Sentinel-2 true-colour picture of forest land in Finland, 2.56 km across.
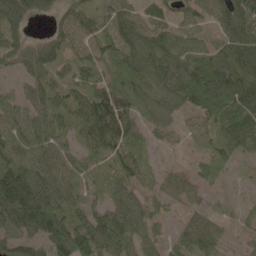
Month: May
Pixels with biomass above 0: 87%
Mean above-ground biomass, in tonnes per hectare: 67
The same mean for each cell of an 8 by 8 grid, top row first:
86 31 57 56 58 44 65 118
59 58 49 59 109 84 53 97
27 54 57 41 73 101 115 91
69 81 65 111 38 45 74 85
91 76 46 72 33 18 38 71
165 87 60 51 30 34 27 7
184 150 51 68 56 23 25 13
67 120 141 107 45 33 52 12
